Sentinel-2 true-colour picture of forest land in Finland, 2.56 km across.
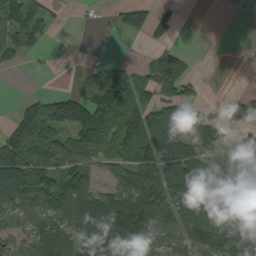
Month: September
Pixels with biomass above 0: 64%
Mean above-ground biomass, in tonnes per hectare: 69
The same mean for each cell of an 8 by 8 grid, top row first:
97 53 3 20 65 28 0 1
78 17 3 5 11 24 0 0
0 0 24 102 66 90 4 0
27 104 148 145 80 83 42 61
122 103 97 72 111 97 65 63
173 113 85 35 98 145 76 102
72 77 103 106 118 110 110 142
48 90 87 110 81 57 102 77
